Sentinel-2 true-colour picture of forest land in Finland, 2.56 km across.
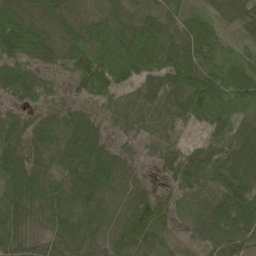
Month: May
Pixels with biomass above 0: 97%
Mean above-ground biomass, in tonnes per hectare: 67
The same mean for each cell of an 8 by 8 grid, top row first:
63 41 28 45 47 44 41 53
117 75 51 60 105 97 60 36
111 65 56 59 66 95 87 67
48 65 59 69 92 74 95 87
88 62 84 49 52 65 39 95
84 56 68 85 23 64 81 86
70 68 50 52 82 61 86 123
63 42 58 57 63 29 60 81
